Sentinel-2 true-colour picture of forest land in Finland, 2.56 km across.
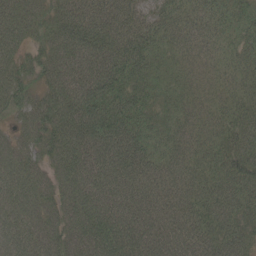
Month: May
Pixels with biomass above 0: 98%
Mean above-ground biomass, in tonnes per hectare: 72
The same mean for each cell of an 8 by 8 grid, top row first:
88 62 83 87 52 56 60 50
68 64 93 89 72 42 35 47
77 59 87 102 58 38 29 41
54 78 105 96 65 48 44 50
65 69 97 104 70 55 54 61
92 59 93 101 83 65 58 72
94 70 100 95 91 74 70 63
94 77 84 115 91 83 73 64
